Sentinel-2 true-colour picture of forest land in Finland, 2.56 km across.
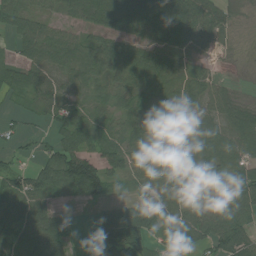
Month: July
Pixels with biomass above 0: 81%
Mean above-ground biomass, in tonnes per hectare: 67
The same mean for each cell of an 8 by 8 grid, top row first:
59 33 55 97 97 116 80 17
44 88 66 67 67 75 44 9
53 56 67 59 89 93 53 4
16 35 60 38 67 62 55 68
20 34 79 75 83 82 107 93
54 79 158 72 71 80 43 93
80 56 16 55 87 90 41 96
102 123 7 95 96 68 66 89
